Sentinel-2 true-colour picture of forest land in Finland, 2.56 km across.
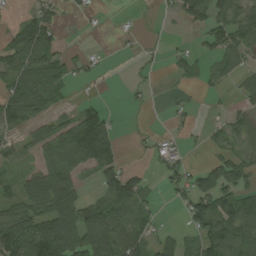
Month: August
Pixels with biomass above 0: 54%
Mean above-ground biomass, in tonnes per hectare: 51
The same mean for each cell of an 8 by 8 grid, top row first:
9 48 14 3 3 29 81 51
74 79 7 3 11 10 29 52
76 96 16 0 7 20 29 28
86 49 49 14 4 13 2 27
31 68 155 86 8 14 16 36
28 88 48 77 31 46 73 61
61 105 91 80 48 15 92 97
113 173 113 90 65 49 88 79
